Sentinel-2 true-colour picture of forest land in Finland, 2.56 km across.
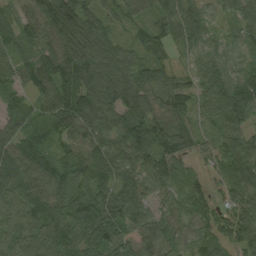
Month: August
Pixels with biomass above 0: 95%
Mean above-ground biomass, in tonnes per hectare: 87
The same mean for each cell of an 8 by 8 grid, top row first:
57 124 129 54 58 97 60 76
53 73 139 91 70 44 72 52
58 107 116 120 96 61 76 85
56 75 115 120 107 69 60 102
67 52 81 112 150 88 36 95
97 108 85 107 106 80 33 95
87 111 113 122 92 55 66 86
82 109 133 117 97 69 69 86
